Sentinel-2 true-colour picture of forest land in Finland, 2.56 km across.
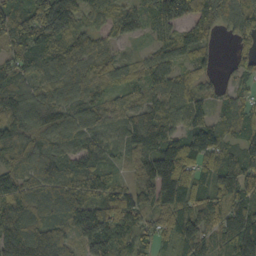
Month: October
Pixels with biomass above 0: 93%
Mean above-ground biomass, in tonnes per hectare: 93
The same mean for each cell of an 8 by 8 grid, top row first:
116 182 81 82 82 121 113 104
90 99 105 50 25 92 56 46
80 88 102 73 72 83 37 54
126 91 95 74 93 76 57 88
103 80 68 53 95 94 96 69
93 104 94 43 94 173 86 146
117 105 110 135 106 130 88 108
133 113 93 130 60 76 68 158
